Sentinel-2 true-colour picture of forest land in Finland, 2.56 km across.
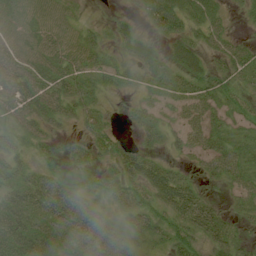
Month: July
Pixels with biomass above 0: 77%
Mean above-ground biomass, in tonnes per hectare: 31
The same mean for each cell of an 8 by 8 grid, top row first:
47 49 13 6 26 54 35 10
47 47 40 13 20 26 26 26
50 49 37 20 20 28 32 29
58 39 28 6 19 18 33 28
24 19 15 28 18 16 33 33
28 23 21 27 52 31 20 36
39 47 45 23 40 51 33 18
55 32 37 40 28 46 33 23
